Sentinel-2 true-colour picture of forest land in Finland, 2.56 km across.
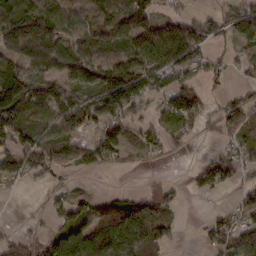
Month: February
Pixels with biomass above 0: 67%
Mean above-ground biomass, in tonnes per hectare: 65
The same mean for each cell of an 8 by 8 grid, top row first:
121 74 63 71 96 34 39 84
108 108 69 64 92 108 48 35
137 82 75 121 75 62 35 18
114 86 114 90 42 89 35 88
106 97 53 89 51 27 6 48
56 55 21 6 2 1 84 34
0 25 59 93 72 32 7 46
44 58 110 136 132 31 48 86
